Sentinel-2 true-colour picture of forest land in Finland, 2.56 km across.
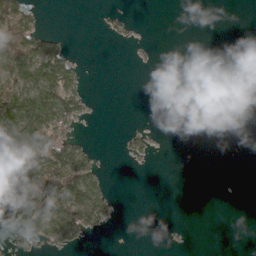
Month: March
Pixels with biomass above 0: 27%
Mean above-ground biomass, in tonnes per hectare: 24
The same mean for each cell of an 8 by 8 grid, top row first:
79 2 0 14 0 0 0 0
92 61 1 3 2 0 0 0
72 87 18 0 0 0 0 0
105 93 33 0 0 0 0 2
113 78 27 0 20 0 0 0
100 94 91 4 0 0 0 0
89 86 92 25 0 0 0 0
15 43 22 0 0 1 0 0
